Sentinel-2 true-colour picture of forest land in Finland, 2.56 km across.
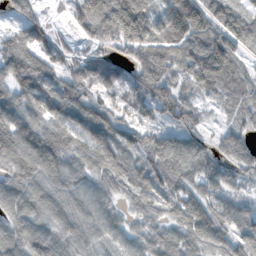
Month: November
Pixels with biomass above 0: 92%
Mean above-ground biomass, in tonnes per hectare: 93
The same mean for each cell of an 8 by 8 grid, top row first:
45 26 98 185 152 182 111 105
93 73 35 83 140 112 148 82
98 85 88 71 111 108 133 93
94 103 100 101 61 111 35 69
94 110 97 112 88 112 54 85
104 107 82 98 99 120 86 61
95 101 86 52 63 91 103 64
102 107 80 50 66 87 106 93
